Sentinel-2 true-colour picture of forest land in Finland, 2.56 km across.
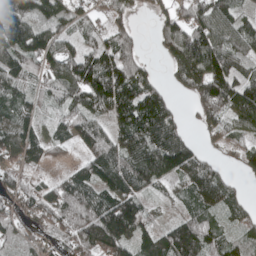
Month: May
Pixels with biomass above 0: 86%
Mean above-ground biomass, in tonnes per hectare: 107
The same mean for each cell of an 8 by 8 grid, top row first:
171 137 76 78 14 99 123 56
157 111 75 142 35 190 172 91
109 88 160 170 101 76 198 120
96 44 119 123 168 54 134 150
143 90 92 126 133 138 30 55
80 38 101 126 133 91 94 29
79 108 172 193 87 30 80 65
60 60 134 196 90 164 116 80
